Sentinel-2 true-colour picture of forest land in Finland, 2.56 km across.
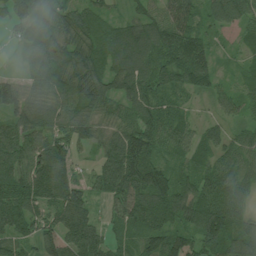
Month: July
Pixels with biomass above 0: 92%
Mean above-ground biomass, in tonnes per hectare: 81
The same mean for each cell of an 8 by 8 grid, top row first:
50 62 76 35 56 67 54 72
20 91 102 79 94 139 64 34
51 86 127 91 83 73 69 40
104 87 87 63 78 60 20 46
90 86 52 70 118 73 63 61
97 136 39 118 149 73 84 83
108 80 97 48 104 108 137 76
75 119 117 52 82 110 119 84
